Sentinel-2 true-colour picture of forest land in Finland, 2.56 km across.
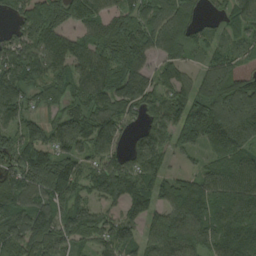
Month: August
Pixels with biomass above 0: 89%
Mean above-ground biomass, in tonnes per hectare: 129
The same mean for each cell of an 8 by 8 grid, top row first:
87 185 142 121 110 157 43 99
135 153 116 184 126 106 70 73
147 113 135 137 117 127 115 120
127 62 108 146 97 130 242 193
127 103 129 115 110 97 127 134
150 175 142 176 139 83 122 135
138 132 105 73 104 167 164 160
164 151 71 120 92 206 149 161
